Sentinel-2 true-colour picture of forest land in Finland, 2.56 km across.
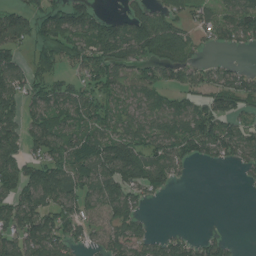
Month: July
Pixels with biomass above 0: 68%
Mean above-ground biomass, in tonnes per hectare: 69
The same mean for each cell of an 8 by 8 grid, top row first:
72 82 119 36 72 57 56 100
69 77 77 107 91 113 22 34
79 75 45 87 69 49 54 61
67 96 86 53 55 77 100 51
69 90 92 112 66 107 93 96
92 108 75 115 102 44 0 11
91 94 76 86 27 0 0 0
88 118 44 83 64 44 42 7
